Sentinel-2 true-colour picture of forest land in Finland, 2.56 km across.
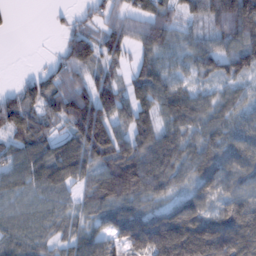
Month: February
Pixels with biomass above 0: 85%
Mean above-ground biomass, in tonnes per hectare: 69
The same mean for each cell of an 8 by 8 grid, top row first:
4 7 31 58 74 55 75 106
0 3 122 96 63 52 53 78
6 72 82 65 68 47 46 51
117 71 187 89 77 88 54 44
67 61 120 129 92 77 51 62
49 74 59 131 113 53 59 63
28 30 41 87 59 60 58 94
46 39 40 49 113 156 123 119
